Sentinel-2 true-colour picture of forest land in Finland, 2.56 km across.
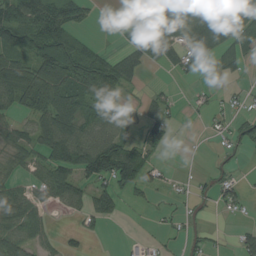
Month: August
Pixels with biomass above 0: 56%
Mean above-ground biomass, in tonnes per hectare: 48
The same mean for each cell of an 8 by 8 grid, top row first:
92 93 52 7 42 89 98 79
70 101 64 13 71 67 76 60
93 122 95 84 18 11 3 15
42 99 84 40 25 21 20 21
53 94 98 79 52 7 4 34
30 61 62 96 54 7 15 12
66 31 37 41 12 11 15 21
81 31 19 0 13 11 22 26
